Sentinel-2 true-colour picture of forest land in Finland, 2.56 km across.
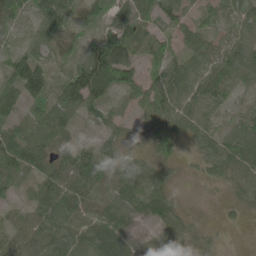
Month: May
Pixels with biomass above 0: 85%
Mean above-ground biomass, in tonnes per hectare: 48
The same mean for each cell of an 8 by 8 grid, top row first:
35 111 46 49 60 44 24 34
32 63 38 89 52 30 49 65
89 61 91 66 40 68 64 49
42 63 56 23 41 61 48 33
72 49 30 32 23 38 41 75
43 49 72 51 52 13 22 49
22 62 51 63 52 30 1 21
54 60 62 67 30 53 27 0
